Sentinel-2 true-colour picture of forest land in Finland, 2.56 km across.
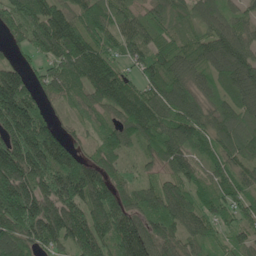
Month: May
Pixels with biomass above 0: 93%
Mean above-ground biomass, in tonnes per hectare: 111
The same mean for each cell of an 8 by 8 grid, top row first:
129 144 100 99 78 79 92 70
45 132 154 71 101 93 114 130
130 73 98 132 91 104 74 164
219 55 47 77 130 124 82 111
200 197 51 90 77 109 73 104
238 183 191 98 41 94 54 84
213 160 136 143 95 126 75 78
126 111 127 134 159 86 62 59
